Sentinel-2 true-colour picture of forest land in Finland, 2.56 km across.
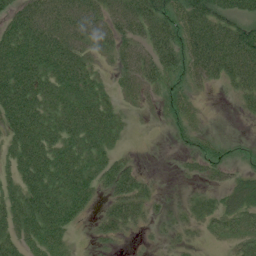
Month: July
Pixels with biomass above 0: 75%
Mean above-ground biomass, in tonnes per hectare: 47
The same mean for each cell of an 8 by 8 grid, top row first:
54 62 66 47 72 64 88 58
90 85 52 38 39 70 98 101
98 69 73 20 44 36 35 62
90 58 72 38 11 33 5 18
61 63 61 33 1 11 27 13
41 71 70 58 20 4 19 29
64 84 54 41 31 12 33 57
49 58 6 24 4 15 11 33
